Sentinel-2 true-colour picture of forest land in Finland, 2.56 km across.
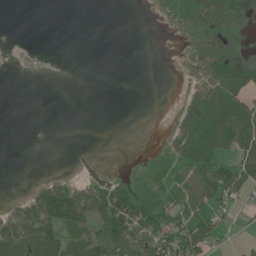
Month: June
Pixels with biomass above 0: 40%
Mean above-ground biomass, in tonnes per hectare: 28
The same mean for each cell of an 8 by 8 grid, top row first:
0 0 0 0 0 27 35 19
1 0 0 0 0 1 28 4
0 0 0 0 0 1 61 68
0 0 0 0 0 5 69 76
0 0 0 0 0 25 76 70
0 6 5 12 16 45 69 63
25 84 75 109 86 65 50 18
84 93 60 100 59 62 56 6
